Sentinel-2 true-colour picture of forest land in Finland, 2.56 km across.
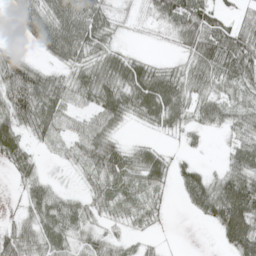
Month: May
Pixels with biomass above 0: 76%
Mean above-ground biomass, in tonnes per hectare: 46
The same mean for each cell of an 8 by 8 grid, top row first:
21 73 86 37 22 85 78 32
10 49 72 37 5 27 94 90
91 52 55 75 84 60 61 56
74 74 35 70 66 65 51 40
54 21 45 47 21 8 7 40
24 13 17 63 46 31 32 64
11 60 34 27 30 4 58 94
58 57 32 32 14 1 1 79
